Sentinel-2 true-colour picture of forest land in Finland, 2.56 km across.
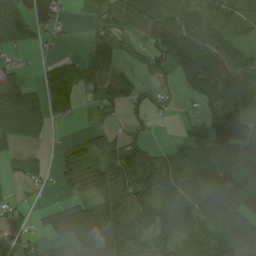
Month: August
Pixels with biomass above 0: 72%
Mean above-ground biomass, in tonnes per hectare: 62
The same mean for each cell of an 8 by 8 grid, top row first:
76 58 11 64 90 89 88 50
39 12 8 89 23 134 96 53
40 51 67 72 19 39 122 103
149 53 14 31 30 12 56 107
44 11 30 63 59 15 78 100
15 18 74 91 134 58 71 80
20 15 59 71 105 89 75 71
36 38 84 132 70 93 66 84
